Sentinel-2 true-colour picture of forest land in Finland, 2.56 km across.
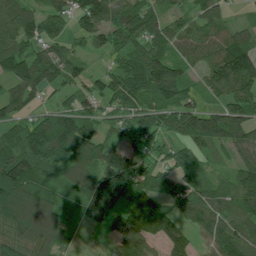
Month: July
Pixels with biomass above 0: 89%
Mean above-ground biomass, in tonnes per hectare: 103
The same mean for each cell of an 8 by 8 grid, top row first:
104 108 91 106 116 48 75 14
113 73 35 82 96 73 89 111
122 111 63 87 155 141 80 158
73 58 109 61 104 117 98 98
107 184 151 72 64 78 103 92
180 89 153 192 109 82 62 94
166 147 84 149 179 79 107 101
120 120 20 85 154 100 78 119
